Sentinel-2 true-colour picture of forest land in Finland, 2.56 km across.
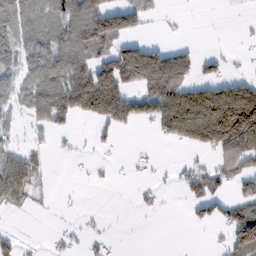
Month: February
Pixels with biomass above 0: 46%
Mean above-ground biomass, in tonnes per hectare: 59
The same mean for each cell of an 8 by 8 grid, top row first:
92 57 110 110 39 5 0 2
72 91 100 66 103 40 1 4
56 97 132 156 117 120 58 43
28 90 85 117 95 208 222 230
19 16 6 13 2 44 129 151
100 9 2 5 8 19 60 73
33 4 3 0 12 2 54 68
29 9 15 8 0 0 3 110
